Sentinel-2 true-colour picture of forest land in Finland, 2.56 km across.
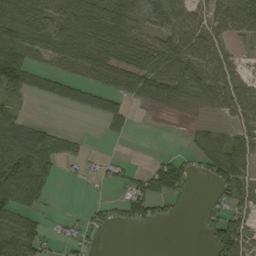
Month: September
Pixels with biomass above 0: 60%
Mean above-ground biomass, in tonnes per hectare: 51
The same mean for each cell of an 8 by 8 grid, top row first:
65 73 75 79 67 79 62 86
88 48 81 97 78 79 78 20
77 47 50 65 89 76 71 51
28 1 29 58 8 17 21 70
101 74 18 7 0 0 48 58
118 66 10 22 54 74 47 78
77 13 7 33 58 10 17 48
96 38 23 1 0 0 31 102
